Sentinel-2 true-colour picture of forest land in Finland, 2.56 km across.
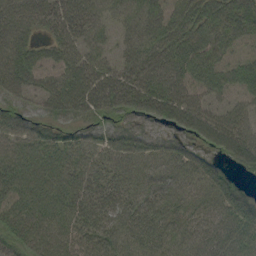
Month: September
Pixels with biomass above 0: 95%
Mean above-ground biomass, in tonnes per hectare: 50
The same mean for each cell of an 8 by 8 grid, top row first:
65 57 58 38 52 46 58 69
65 34 48 30 53 60 51 29
61 40 65 58 57 54 52 48
39 38 52 50 53 66 53 44
48 47 41 54 50 42 46 79
48 43 46 43 46 55 72 30
40 48 52 54 53 44 49 62
47 48 47 53 58 47 46 50
